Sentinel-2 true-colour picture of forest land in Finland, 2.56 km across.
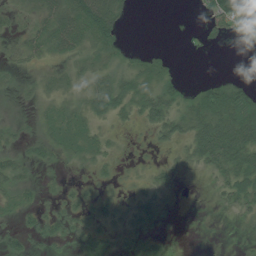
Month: July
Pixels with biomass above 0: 60%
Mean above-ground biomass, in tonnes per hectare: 24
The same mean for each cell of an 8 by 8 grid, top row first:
20 51 70 55 0 1 17 44
15 42 40 32 7 2 7 1
11 18 27 43 43 18 13 13
12 16 27 36 40 39 65 67
20 26 24 11 6 23 81 78
32 6 5 10 12 10 13 51
20 13 19 22 30 3 1 20
17 18 12 13 21 3 0 3
